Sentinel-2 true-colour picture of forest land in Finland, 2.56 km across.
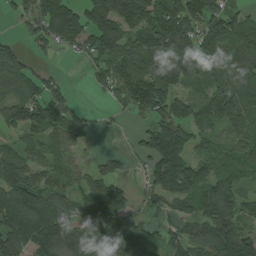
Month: July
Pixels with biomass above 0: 80%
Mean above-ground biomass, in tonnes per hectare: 107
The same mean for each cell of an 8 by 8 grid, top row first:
39 138 102 196 161 163 163 63
41 52 80 135 137 193 135 96
119 56 2 94 145 171 117 99
90 120 33 24 83 116 93 121
49 91 49 0 60 158 55 93
138 98 57 89 41 213 112 89
190 163 81 149 24 80 116 94
144 183 164 193 134 85 131 145
